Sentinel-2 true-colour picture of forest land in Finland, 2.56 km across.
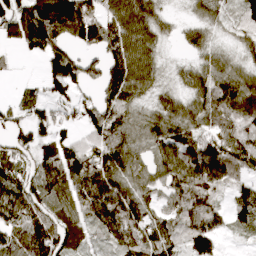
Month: April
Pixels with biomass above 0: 83%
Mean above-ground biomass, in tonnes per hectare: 75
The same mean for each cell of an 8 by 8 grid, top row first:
93 174 152 80 87 18 42 57
27 99 55 91 88 14 51 37
10 68 84 85 79 30 66 76
43 46 45 92 49 62 69 85
59 70 60 96 62 88 90 80
80 86 102 94 58 93 113 51
108 89 81 123 71 86 106 77
83 116 56 61 98 65 102 14
